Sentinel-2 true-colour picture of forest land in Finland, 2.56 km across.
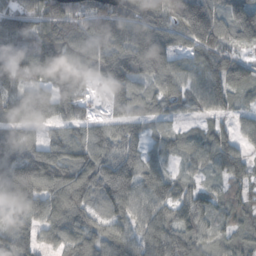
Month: October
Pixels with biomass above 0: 92%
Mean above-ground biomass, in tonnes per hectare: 94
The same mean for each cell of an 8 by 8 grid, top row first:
110 106 94 140 133 118 155 119
74 112 100 104 132 73 113 71
84 92 97 97 68 94 108 82
88 89 57 52 81 53 67 46
97 92 99 103 77 55 87 60
132 134 112 137 99 54 46 72
75 115 123 88 105 90 67 66
115 64 113 123 128 148 72 56
